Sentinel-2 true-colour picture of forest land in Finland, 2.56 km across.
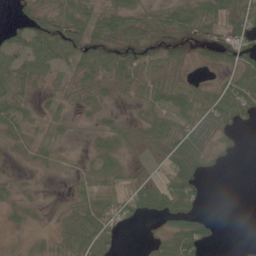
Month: June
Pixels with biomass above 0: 70%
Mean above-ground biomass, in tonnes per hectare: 34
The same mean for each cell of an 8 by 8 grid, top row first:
17 43 67 78 39 46 49 44
43 58 65 39 32 26 23 42
54 36 54 37 50 37 12 50
42 39 17 13 30 60 56 61
20 50 5 39 22 57 28 7
28 6 21 36 17 63 14 0
37 3 41 49 48 58 5 0
5 13 50 33 5 57 29 2
